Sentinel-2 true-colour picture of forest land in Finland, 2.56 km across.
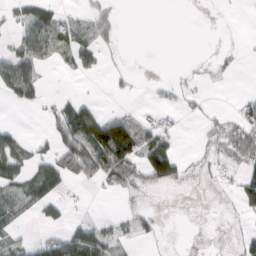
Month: March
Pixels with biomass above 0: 37%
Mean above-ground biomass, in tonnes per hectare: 30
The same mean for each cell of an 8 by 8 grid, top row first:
23 47 30 24 0 0 0 2
31 46 70 16 0 0 0 5
91 7 8 9 2 6 10 2
3 14 79 18 18 16 11 31
49 27 95 177 77 16 14 70
66 90 43 73 70 65 10 34
25 45 5 1 18 0 1 28
19 43 79 39 16 0 1 25
